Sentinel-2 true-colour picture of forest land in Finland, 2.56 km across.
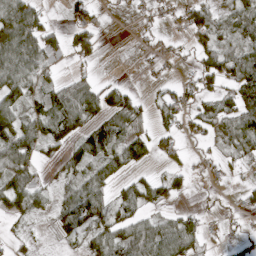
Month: April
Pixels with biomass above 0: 61%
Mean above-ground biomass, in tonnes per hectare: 44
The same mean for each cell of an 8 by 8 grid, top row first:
86 29 30 2 8 17 64 85
109 69 36 0 9 13 56 66
71 35 38 13 4 23 42 97
60 73 92 58 24 55 37 79
88 41 56 76 57 27 20 67
75 11 53 47 20 30 16 11
34 26 111 64 41 24 12 16
10 2 30 71 88 92 24 22
